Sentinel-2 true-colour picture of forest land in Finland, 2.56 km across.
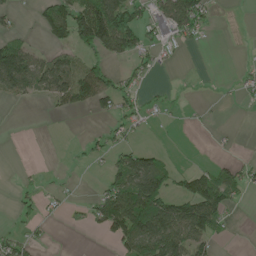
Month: May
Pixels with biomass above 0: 39%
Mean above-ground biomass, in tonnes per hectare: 43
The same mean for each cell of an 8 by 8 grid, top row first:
17 67 116 144 41 98 37 0
73 27 69 82 48 20 2 1
111 92 108 50 13 2 0 17
0 7 25 41 30 7 3 2
0 0 9 30 15 1 1 2
2 3 1 57 137 46 74 54
20 12 12 141 143 104 149 13
38 7 0 40 113 112 67 2
